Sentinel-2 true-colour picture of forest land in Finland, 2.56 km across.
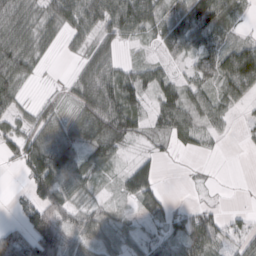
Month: March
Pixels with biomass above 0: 74%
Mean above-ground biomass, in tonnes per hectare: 52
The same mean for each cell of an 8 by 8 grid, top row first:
68 55 100 89 80 57 96 24
73 30 32 42 12 61 58 53
54 5 48 79 52 39 53 98
39 41 60 120 47 88 57 14
67 93 69 93 18 37 23 6
7 126 59 20 76 1 5 0
17 86 39 17 32 35 28 8
81 114 47 47 46 67 103 60
